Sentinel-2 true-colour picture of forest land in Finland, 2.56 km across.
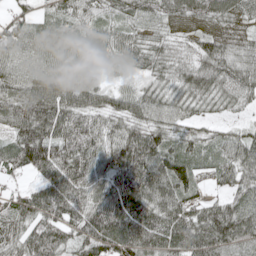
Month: May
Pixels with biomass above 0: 94%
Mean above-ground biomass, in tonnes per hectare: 88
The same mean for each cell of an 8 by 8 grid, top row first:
51 41 61 44 51 67 77 68
82 84 73 77 76 45 63 66
78 91 80 21 36 62 85 92
108 140 101 80 81 63 33 31
113 156 127 105 134 51 46 72
42 118 120 120 147 109 43 84
91 139 108 150 118 109 86 75
90 134 87 131 139 117 134 103
